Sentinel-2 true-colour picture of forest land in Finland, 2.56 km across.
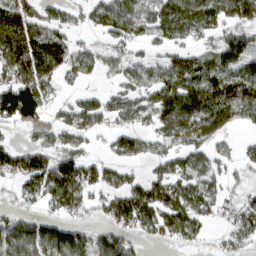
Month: March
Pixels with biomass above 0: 69%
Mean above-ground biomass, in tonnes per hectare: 81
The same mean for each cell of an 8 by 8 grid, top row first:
130 61 40 123 96 124 112 103
131 105 49 62 40 62 58 124
77 73 46 33 72 112 117 121
184 71 98 69 79 141 125 100
34 67 52 44 61 81 67 28
80 115 110 55 41 90 73 26
42 54 73 86 109 106 65 70
118 111 89 91 39 57 24 68
